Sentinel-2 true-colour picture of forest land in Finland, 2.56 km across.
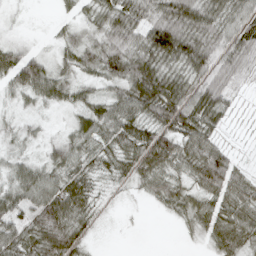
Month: April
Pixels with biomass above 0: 81%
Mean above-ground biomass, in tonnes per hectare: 50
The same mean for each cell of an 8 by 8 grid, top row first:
2 2 22 64 70 98 76 53
30 11 54 74 76 98 79 71
61 74 32 53 103 52 66 29
16 10 36 63 67 88 71 7
22 26 48 53 84 73 63 4
54 56 60 32 61 48 99 37
54 100 64 3 4 46 49 65
76 100 45 0 0 4 29 64
